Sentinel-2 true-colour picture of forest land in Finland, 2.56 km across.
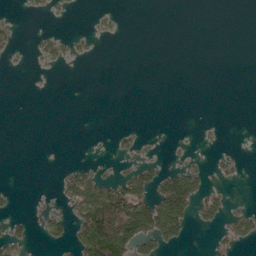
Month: May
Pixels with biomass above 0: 18%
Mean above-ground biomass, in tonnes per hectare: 23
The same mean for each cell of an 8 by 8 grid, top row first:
6 8 1 7 0 0 0 0
18 28 11 0 0 0 0 0
0 0 0 0 0 0 0 0
0 0 0 0 0 0 0 0
0 0 0 8 9 2 3 1
0 0 61 17 62 84 30 15
8 16 92 153 93 152 55 10
37 25 76 185 85 49 6 42
